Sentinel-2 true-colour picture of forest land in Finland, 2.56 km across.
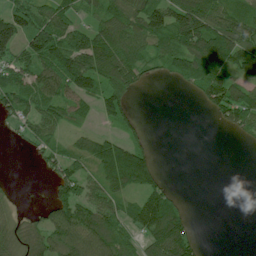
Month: July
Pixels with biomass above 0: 64%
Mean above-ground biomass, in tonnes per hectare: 69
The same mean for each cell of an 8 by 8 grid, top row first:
89 67 44 90 117 114 104 89
92 142 97 123 79 106 187 132
77 85 120 126 41 47 138 71
66 62 44 82 6 0 33 109
6 48 46 91 53 0 0 9
3 32 85 130 140 1 0 0
16 56 108 69 108 67 0 0
66 88 132 102 65 120 3 0
